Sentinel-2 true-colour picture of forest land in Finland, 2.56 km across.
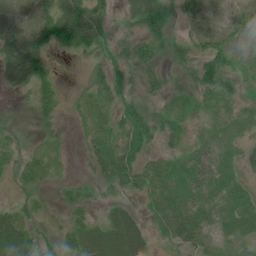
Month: July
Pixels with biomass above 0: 82%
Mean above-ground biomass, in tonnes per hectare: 35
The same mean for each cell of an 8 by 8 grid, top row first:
73 68 93 19 69 28 16 21
79 42 48 34 52 35 41 16
51 31 8 40 33 22 41 29
7 30 21 38 37 27 24 26
13 12 12 42 40 22 23 28
19 22 6 35 40 40 47 30
28 16 29 24 21 49 30 36
78 26 55 69 40 51 20 18
